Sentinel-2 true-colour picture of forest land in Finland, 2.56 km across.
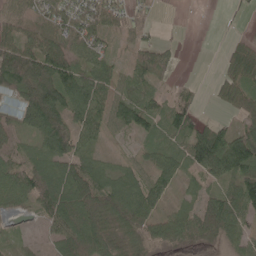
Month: May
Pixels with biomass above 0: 77%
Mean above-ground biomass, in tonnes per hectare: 55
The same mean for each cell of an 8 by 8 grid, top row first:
72 66 66 54 24 1 0 8
93 104 58 21 51 16 0 29
134 125 89 49 51 14 5 57
62 128 69 66 63 55 5 33
27 69 54 9 25 33 107 95
70 92 79 51 48 46 53 77
31 71 109 88 81 27 72 81
14 25 109 66 50 36 37 44
